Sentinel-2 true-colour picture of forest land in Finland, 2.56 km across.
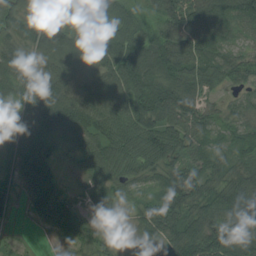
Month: August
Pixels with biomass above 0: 94%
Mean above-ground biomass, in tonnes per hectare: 70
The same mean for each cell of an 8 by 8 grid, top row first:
71 55 51 69 39 97 120 93
72 88 69 82 102 118 100 38
93 78 57 72 111 111 78 50
57 108 90 83 114 118 51 54
77 66 59 85 96 85 45 57
57 70 27 71 55 85 60 66
16 65 29 34 49 77 66 102
10 9 37 23 28 75 94 114
